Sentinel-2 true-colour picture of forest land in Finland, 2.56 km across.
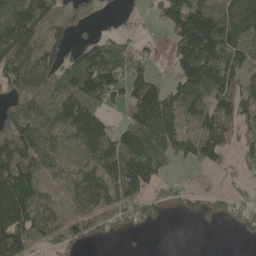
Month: May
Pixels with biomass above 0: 72%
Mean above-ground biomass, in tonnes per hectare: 87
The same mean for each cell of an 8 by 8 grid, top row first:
157 121 70 17 14 108 162 189
138 65 74 157 26 88 229 102
97 93 167 158 83 63 131 82
111 86 134 29 145 129 89 104
124 71 77 105 147 93 98 68
150 63 81 114 113 14 17 28
157 59 60 87 74 18 47 42
124 46 43 15 4 0 0 14
